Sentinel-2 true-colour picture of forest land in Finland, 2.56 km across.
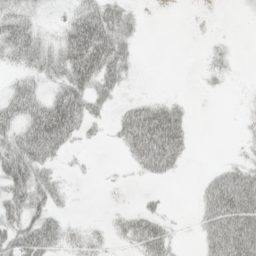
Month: April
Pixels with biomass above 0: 53%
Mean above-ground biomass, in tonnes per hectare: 37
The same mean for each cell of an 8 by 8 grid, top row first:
46 5 55 62 9 0 0 3
59 35 91 78 2 0 11 2
25 31 64 50 1 0 13 3
56 87 67 22 75 44 0 6
67 87 17 11 122 74 0 10
97 38 4 3 26 16 23 62
65 49 0 5 22 1 56 99
63 63 28 17 81 17 52 108
